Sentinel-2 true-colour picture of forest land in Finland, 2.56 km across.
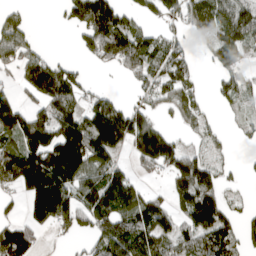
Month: April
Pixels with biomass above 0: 64%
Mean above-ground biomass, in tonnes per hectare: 103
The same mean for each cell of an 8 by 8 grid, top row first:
40 1 125 149 47 77 127 154
107 13 45 153 109 65 64 101
52 189 59 7 71 101 17 70
115 109 112 167 78 52 31 29
127 195 236 196 193 80 40 10
188 255 153 129 40 123 117 23
22 223 135 194 151 77 191 30
143 10 46 181 147 113 124 84
